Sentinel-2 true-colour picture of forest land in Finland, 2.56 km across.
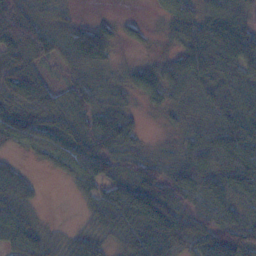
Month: November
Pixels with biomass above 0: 86%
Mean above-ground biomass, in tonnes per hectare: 59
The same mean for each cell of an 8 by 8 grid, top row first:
117 47 13 12 7 58 55 56
104 67 88 39 11 38 94 85
97 38 52 26 51 48 60 58
73 68 73 71 13 28 50 79
39 52 66 85 21 24 61 95
50 9 61 57 89 83 73 88
66 3 12 82 133 90 73 58
66 43 42 36 104 100 80 87
